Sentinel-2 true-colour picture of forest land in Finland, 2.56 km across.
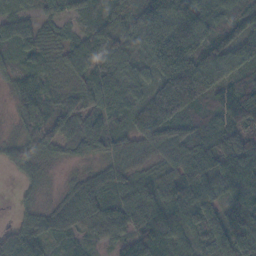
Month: November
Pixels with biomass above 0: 92%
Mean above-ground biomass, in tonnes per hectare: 68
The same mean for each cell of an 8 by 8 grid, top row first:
41 24 24 39 100 135 74 85
56 35 55 55 89 139 87 74
37 34 39 75 57 183 97 79
31 51 61 84 120 118 60 127
36 59 74 63 68 75 67 85
18 9 31 66 39 70 83 96
18 37 111 67 103 66 63 75
103 57 39 47 83 50 60 63
